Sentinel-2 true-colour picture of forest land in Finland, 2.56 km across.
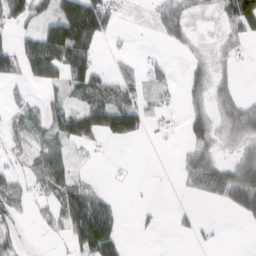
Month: March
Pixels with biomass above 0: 49%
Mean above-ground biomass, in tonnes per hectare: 52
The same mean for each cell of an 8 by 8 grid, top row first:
78 65 224 76 1 80 12 157
50 143 153 7 3 28 13 28
36 62 92 44 35 12 63 20
14 35 81 116 64 16 64 89
23 43 57 17 9 5 69 54
40 83 19 2 0 13 134 109
56 46 129 54 7 13 7 81
43 13 101 121 2 6 10 0
